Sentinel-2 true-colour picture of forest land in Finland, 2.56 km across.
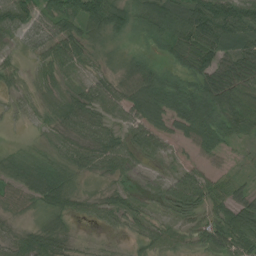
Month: July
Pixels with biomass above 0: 87%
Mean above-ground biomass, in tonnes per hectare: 49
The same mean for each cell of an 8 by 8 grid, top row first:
99 60 80 78 56 61 122 96
32 67 60 13 16 48 91 66
33 32 21 34 73 46 73 59
20 20 54 53 61 73 87 80
9 18 48 57 61 23 62 23
54 76 24 37 23 36 43 18
22 43 29 44 25 48 58 71
35 46 11 8 36 42 57 85
